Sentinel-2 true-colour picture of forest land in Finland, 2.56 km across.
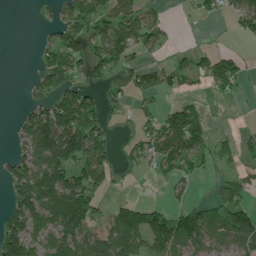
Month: July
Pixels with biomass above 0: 55%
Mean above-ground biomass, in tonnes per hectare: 69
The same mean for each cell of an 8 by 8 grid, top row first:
0 19 93 93 82 2 31 74
0 69 81 104 66 16 18 10
0 93 56 39 51 49 67 60
15 125 170 20 31 79 15 2
43 173 154 50 75 138 63 44
81 129 91 34 14 57 15 45
90 154 165 47 70 42 64 83
138 110 146 128 78 118 83 83
